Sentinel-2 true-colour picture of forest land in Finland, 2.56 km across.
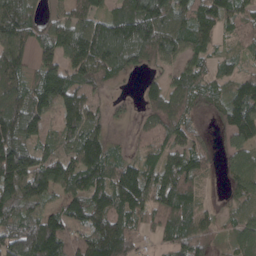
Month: April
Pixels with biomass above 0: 87%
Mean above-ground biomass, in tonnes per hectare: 100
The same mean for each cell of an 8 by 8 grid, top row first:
160 55 96 95 176 136 98 90
108 84 148 133 133 116 66 45
93 133 96 54 41 76 70 72
142 91 118 40 49 103 57 133
135 65 121 51 46 86 39 111
198 155 127 104 102 130 41 110
113 51 80 123 111 130 35 60
188 213 93 167 40 99 68 82
